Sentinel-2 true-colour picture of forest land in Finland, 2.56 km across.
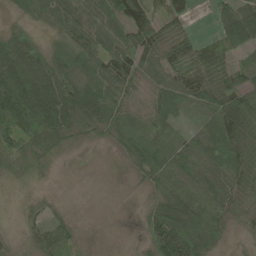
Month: May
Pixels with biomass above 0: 84%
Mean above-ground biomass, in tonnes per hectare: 68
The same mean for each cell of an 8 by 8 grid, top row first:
21 52 63 77 98 77 13 124
103 45 66 76 112 90 66 59
137 121 79 96 45 80 96 53
182 163 107 80 39 59 77 129
89 92 25 27 75 62 74 92
45 17 1 0 47 89 91 82
11 22 0 0 33 114 75 59
24 61 19 1 45 197 86 11
